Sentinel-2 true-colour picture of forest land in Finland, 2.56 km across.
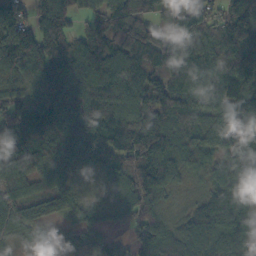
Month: October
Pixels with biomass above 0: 93%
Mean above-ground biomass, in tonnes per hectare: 112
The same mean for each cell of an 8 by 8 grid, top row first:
86 108 44 146 97 102 120 124
174 124 101 144 184 155 126 130
54 128 153 112 102 124 104 109
96 95 191 127 134 129 84 146
120 109 161 141 176 102 86 100
102 94 50 63 159 84 80 188
100 92 56 47 106 32 120 124
35 49 88 61 141 145 175 147
